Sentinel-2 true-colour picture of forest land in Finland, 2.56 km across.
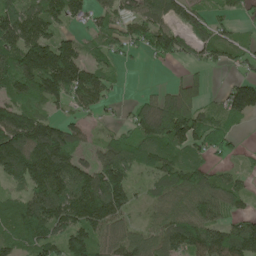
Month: May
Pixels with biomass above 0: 78%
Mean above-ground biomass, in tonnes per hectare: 97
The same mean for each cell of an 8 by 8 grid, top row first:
117 105 68 71 83 66 70 32
125 148 71 63 64 94 93 65
142 175 162 53 1 20 21 63
119 52 58 20 92 169 55 111
141 195 65 81 118 119 84 12
89 215 139 157 49 107 87 40
96 162 177 161 37 90 112 53
106 110 124 95 87 125 144 171
